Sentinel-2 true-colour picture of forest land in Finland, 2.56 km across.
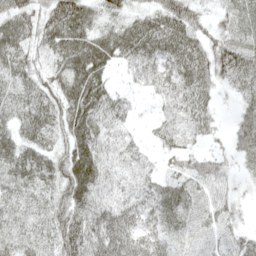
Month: May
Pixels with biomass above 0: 90%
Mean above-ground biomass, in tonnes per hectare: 49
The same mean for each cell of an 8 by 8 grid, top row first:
59 57 67 36 45 67 24 34
62 47 65 58 73 76 54 51
49 50 75 26 38 55 56 58
49 65 72 52 7 38 38 29
54 46 70 52 18 33 19 37
55 56 88 49 30 45 47 16
40 48 65 58 40 59 42 18
43 43 84 80 49 39 37 37
